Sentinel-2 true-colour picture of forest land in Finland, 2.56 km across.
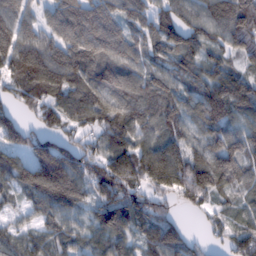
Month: February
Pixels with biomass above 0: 90%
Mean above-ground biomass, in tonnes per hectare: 102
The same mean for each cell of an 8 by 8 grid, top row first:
118 63 136 106 94 99 115 168
149 117 138 117 79 105 80 100
99 121 109 113 83 74 91 90
76 101 122 109 101 93 133 110
82 115 75 84 92 103 98 115
97 229 128 148 142 168 167 95
44 103 79 92 99 37 55 53
71 84 72 94 67 107 34 87
